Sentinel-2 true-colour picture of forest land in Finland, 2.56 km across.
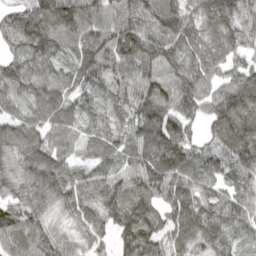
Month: April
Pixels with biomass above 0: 95%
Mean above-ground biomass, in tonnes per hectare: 98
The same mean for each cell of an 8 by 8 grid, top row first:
72 141 117 83 110 139 105 85
75 104 107 113 123 103 99 85
90 106 89 90 91 99 80 112
68 112 87 71 118 102 72 154
105 100 62 78 130 142 56 138
86 116 78 88 127 129 94 77
76 70 91 104 117 119 94 84
89 85 62 55 127 96 111 74
